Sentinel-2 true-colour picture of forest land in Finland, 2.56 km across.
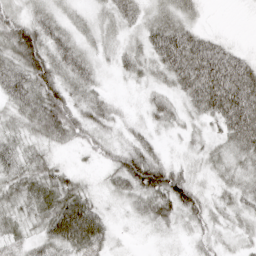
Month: April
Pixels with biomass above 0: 90%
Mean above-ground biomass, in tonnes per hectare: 41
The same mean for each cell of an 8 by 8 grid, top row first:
40 38 24 34 33 47 6 1
68 55 38 21 40 84 75 19
57 74 41 9 26 47 102 88
35 83 40 26 19 28 54 102
31 32 24 26 36 9 24 52
45 46 18 31 97 62 21 32
37 56 79 15 43 58 43 34
29 55 87 27 4 8 23 17
